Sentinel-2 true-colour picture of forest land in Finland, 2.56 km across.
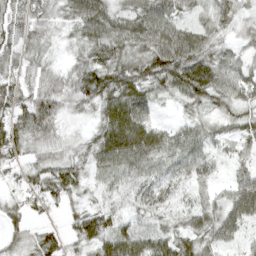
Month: April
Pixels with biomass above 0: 92%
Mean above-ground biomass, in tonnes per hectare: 54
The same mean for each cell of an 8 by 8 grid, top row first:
56 50 72 61 68 53 49 45
53 33 40 67 68 91 54 33
47 47 68 78 72 85 86 66
66 69 37 78 60 17 41 48
71 42 29 100 91 60 43 36
29 61 38 54 54 43 39 38
33 32 36 44 51 49 41 75
34 41 55 83 65 60 46 33
